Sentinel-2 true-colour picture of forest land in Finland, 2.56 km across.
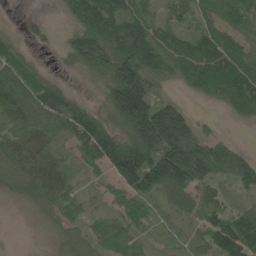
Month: June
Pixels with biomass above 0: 88%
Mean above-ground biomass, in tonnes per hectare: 91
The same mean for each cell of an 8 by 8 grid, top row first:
2 11 127 139 88 55 78 105
48 13 173 174 152 100 125 74
99 49 25 163 185 58 137 139
99 89 95 113 232 153 7 63
91 62 68 137 221 229 121 33
83 91 25 61 200 217 139 135
8 52 29 27 51 45 87 59
1 18 61 58 22 18 73 161
